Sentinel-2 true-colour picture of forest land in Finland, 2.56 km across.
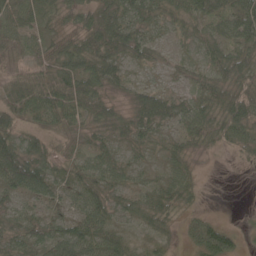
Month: May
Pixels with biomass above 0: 86%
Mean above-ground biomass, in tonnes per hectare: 46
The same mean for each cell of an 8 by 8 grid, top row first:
61 38 52 75 57 51 49 58
47 42 69 95 48 19 45 56
39 58 86 48 14 19 37 61
58 62 60 34 59 49 55 75
65 30 23 39 34 29 37 42
94 61 52 49 28 50 2 1
31 33 47 54 42 45 7 1
39 55 85 56 16 14 78 21
